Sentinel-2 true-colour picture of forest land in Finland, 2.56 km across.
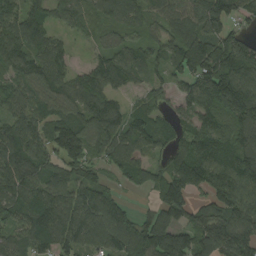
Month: August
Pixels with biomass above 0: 88%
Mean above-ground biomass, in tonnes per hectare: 112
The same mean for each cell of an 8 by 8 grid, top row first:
108 104 86 91 70 103 189 85
147 101 13 71 83 112 166 151
95 115 82 111 64 72 169 162
104 94 107 103 83 68 116 157
147 123 136 119 85 80 147 141
144 117 94 52 88 141 145 152
132 146 129 107 20 123 96 135
89 117 103 118 143 130 147 147
